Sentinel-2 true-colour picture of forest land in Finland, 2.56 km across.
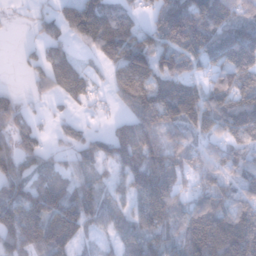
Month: January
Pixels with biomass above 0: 79%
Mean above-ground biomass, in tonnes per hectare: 74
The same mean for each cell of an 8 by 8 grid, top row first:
6 34 160 100 27 119 106 66
5 53 28 94 107 102 96 124
2 64 81 52 122 92 50 84
54 14 12 17 107 118 97 121
66 23 48 79 104 59 44 72
82 66 50 39 87 59 55 56
97 113 92 51 86 76 113 79
90 106 27 29 76 76 168 149
